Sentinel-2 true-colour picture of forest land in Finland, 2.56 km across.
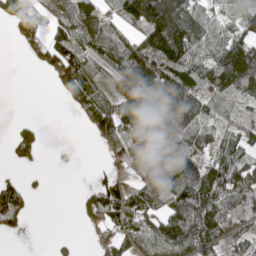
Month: May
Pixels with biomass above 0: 67%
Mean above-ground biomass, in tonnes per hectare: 81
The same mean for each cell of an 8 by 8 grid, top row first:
74 47 105 54 165 178 89 101
12 70 72 82 142 168 105 137
0 22 130 69 185 135 103 152
0 0 56 123 142 145 58 32
54 9 6 72 149 139 62 67
14 7 2 32 83 148 97 113
83 0 36 132 83 104 154 68
5 5 11 63 87 164 114 52
